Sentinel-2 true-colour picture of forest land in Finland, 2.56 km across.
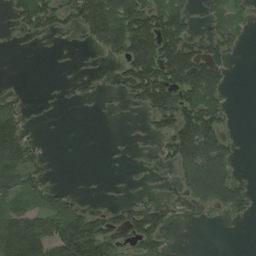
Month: August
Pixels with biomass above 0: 48%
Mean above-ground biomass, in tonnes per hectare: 60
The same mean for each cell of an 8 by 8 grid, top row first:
53 110 99 139 114 83 28 22
5 10 13 86 158 156 92 24
3 0 11 16 168 152 129 0
63 1 0 3 48 147 110 1
142 7 0 1 7 121 125 10
86 25 0 1 11 43 150 24
61 63 44 41 72 26 39 47
160 120 171 80 84 6 0 0
